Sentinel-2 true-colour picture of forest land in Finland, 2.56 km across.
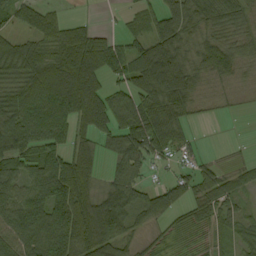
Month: September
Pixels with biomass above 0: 81%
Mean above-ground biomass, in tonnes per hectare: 67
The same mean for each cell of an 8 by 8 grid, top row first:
43 45 3 3 39 87 67 59
62 59 98 75 61 84 77 59
61 134 165 47 107 136 52 30
98 122 112 107 98 100 11 7
79 75 46 52 102 57 3 4
71 125 95 39 34 32 50 31
87 115 102 98 72 50 57 36
81 106 106 80 24 21 30 46
